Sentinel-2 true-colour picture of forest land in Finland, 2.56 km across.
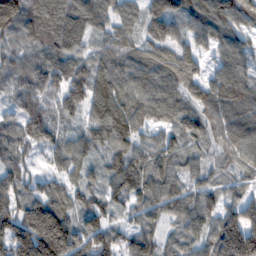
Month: February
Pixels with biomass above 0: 95%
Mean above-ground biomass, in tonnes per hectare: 109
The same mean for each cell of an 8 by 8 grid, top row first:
141 149 149 94 100 108 125 124
81 116 92 101 87 101 68 77
99 141 125 137 107 114 85 93
81 119 76 156 96 93 99 95
90 101 80 111 74 79 68 100
116 67 77 96 112 90 55 50
141 180 107 81 88 94 101 107
203 306 138 111 135 76 102 207
